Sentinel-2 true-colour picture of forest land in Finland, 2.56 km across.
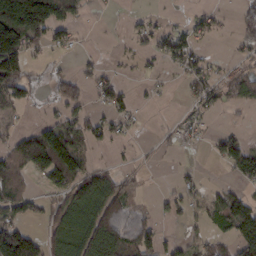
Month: February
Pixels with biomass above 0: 48%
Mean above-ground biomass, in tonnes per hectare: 51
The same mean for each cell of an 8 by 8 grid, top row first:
208 119 30 2 11 4 33 39
167 42 12 2 25 62 10 19
112 23 51 35 11 12 42 58
21 14 35 41 7 4 27 16
59 138 76 24 4 15 19 64
77 72 95 75 8 12 6 43
69 44 101 134 21 33 56 91
142 69 112 100 68 23 54 98
